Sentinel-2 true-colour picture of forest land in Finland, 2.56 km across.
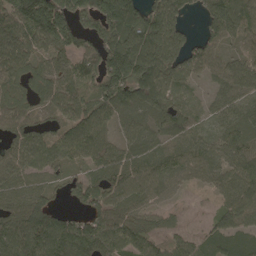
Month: April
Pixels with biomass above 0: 88%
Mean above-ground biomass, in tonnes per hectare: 99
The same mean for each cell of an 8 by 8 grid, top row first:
143 223 108 183 140 127 104 137
118 96 98 142 158 133 102 58
69 76 92 148 164 100 45 96
81 39 89 94 87 90 42 72
89 83 112 69 85 63 66 105
79 52 48 100 101 71 70 114
106 102 51 105 77 27 26 128
133 176 179 111 92 51 85 99
